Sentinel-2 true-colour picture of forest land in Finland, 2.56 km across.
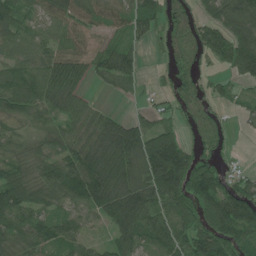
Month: June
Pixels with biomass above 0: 82%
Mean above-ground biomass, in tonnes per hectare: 87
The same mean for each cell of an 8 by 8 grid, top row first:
81 64 78 63 85 78 64 137
64 57 56 52 23 68 106 149
96 116 80 63 22 77 40 42
75 84 75 35 27 54 67 25
52 66 100 150 139 112 73 4
81 96 150 164 129 201 140 39
125 52 57 132 122 117 144 187
77 95 73 57 84 79 152 137
